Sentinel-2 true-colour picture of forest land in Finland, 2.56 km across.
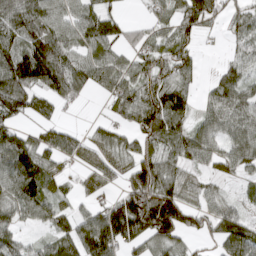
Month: March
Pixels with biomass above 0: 76%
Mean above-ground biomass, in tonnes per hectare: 68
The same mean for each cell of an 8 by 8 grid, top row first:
103 84 69 48 17 69 82 51
74 105 65 64 56 70 3 43
115 100 78 84 79 80 18 73
67 41 7 34 106 91 61 96
89 70 46 64 54 73 71 92
101 63 30 45 122 68 32 36
70 59 29 69 141 137 55 35
50 42 94 112 73 63 32 107
